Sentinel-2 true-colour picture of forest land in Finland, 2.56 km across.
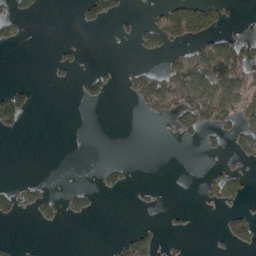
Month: April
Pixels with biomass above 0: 21%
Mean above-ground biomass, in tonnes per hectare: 20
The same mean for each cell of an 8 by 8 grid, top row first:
26 1 15 33 6 67 51 9
9 2 8 0 24 27 49 49
1 4 17 17 49 82 106 84
70 0 0 0 17 49 68 50
0 0 0 0 0 5 17 33
0 0 0 19 0 0 11 20
25 21 20 0 5 5 6 12
4 0 0 5 32 4 2 33
